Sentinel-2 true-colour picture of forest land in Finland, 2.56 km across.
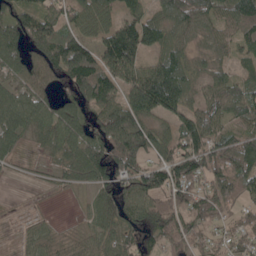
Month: May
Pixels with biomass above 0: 80%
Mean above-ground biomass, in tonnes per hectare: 78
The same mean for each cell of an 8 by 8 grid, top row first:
99 92 63 56 70 87 71 98
92 132 106 131 103 69 42 57
72 82 137 103 160 132 57 50
106 73 84 101 110 94 71 79
59 44 99 141 117 78 96 104
6 23 67 81 91 102 85 117
1 3 13 87 92 82 82 46
11 39 28 65 67 75 53 66
